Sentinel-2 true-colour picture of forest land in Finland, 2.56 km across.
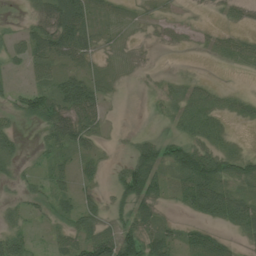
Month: July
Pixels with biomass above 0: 61%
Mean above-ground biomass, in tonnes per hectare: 29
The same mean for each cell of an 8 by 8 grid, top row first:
2 49 56 12 6 4 3 12
21 53 46 6 3 5 16 33
3 38 39 12 3 17 12 2
24 56 61 4 2 35 43 22
23 27 36 6 36 41 36 8
17 26 20 18 96 44 84 38
16 20 30 24 46 13 56 46
34 16 43 75 66 29 49 17
